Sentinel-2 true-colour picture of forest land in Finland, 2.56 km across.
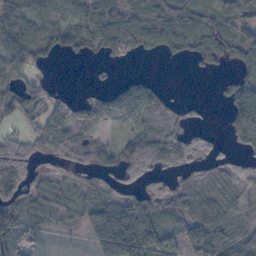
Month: October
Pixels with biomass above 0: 69%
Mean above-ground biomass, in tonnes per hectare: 56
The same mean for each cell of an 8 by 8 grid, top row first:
72 42 50 58 56 64 57 87
52 45 41 49 45 45 66 78
28 16 0 12 23 0 2 46
55 58 49 47 89 59 7 75
63 83 75 26 122 116 41 43
145 43 42 39 70 27 47 78
101 42 44 81 75 60 75 63
60 5 8 96 100 40 108 74
